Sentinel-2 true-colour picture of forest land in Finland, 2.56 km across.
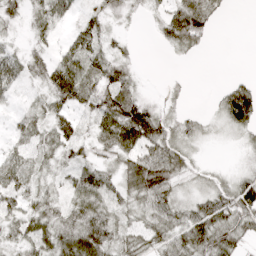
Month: April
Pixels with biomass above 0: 73%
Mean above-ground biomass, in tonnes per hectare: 34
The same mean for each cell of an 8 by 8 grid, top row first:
27 48 22 27 9 53 42 0
14 22 44 21 0 29 10 0
29 41 60 57 5 5 0 19
15 33 35 67 62 15 9 96
20 25 32 52 62 38 7 11
36 19 36 27 81 42 17 26
34 35 46 37 36 31 52 64
29 48 72 44 27 45 61 38
